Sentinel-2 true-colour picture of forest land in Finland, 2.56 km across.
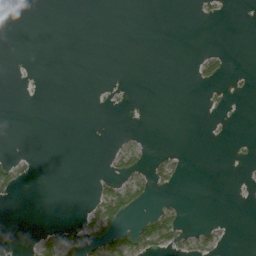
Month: July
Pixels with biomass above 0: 11%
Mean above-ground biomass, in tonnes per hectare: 10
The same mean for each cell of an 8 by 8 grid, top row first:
0 0 0 0 0 0 4 0
0 0 0 0 0 0 5 0
0 0 0 0 0 0 27 4
0 0 0 1 0 0 2 0
0 0 0 7 14 0 0 1
45 0 0 32 31 27 0 0
0 0 7 90 18 20 0 0
0 43 57 61 69 34 24 0
